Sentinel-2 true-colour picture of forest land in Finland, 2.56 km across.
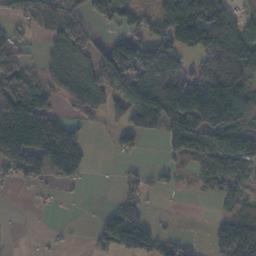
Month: November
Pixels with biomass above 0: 60%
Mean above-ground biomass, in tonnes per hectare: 83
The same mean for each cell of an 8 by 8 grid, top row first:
55 65 44 49 48 145 153 59
50 43 65 101 144 118 159 175
118 58 79 156 149 124 121 117
254 112 54 54 201 175 196 113
202 208 99 15 13 117 102 117
50 79 61 1 23 23 88 87
1 5 1 32 47 1 2 35
1 6 2 82 98 32 25 130
